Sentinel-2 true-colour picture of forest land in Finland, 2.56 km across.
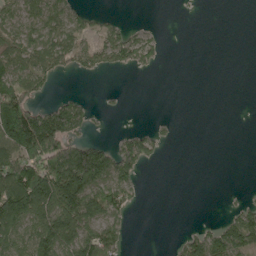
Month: May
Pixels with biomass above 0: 42%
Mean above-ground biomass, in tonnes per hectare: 52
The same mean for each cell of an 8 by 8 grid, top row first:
85 102 47 13 0 1 0 0
92 101 72 100 77 0 0 0
100 49 8 0 1 0 0 0
123 60 49 5 0 0 0 0
117 106 57 36 85 6 0 0
124 131 147 141 23 0 0 0
149 127 159 91 8 0 0 35
93 153 135 87 0 13 110 128
